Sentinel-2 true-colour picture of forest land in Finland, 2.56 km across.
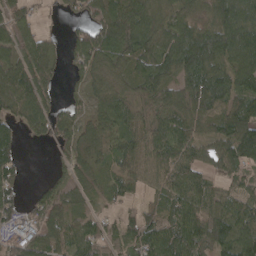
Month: April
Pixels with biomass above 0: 84%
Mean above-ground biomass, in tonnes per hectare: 75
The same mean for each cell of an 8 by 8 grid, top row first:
61 7 40 86 110 79 72 122
69 49 97 98 107 123 153 134
97 59 36 66 92 80 105 92
55 60 41 84 64 99 98 94
63 24 64 65 84 88 68 140
49 13 43 50 64 79 50 50
74 75 32 25 51 71 80 74
71 69 68 58 86 116 105 119
